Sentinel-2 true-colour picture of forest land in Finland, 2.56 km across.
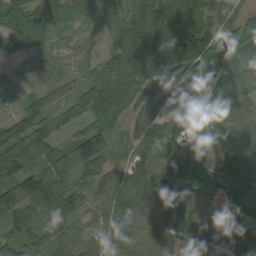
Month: September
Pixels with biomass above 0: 92%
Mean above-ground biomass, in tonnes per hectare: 75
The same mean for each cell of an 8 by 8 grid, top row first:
95 64 64 76 87 62 51 31
67 53 49 39 114 116 158 75
40 36 42 46 85 114 117 91
56 84 82 77 63 117 82 70
126 107 122 49 68 77 45 80
107 95 75 70 80 83 56 97
120 87 67 102 53 99 27 60
46 60 55 57 54 37 59 53
